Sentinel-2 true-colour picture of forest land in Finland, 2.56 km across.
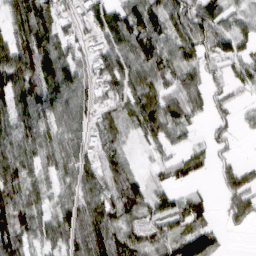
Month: March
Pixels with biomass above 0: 82%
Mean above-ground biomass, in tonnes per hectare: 73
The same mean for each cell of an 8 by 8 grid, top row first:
84 87 55 94 117 80 102 48
97 111 48 79 102 79 89 64
117 118 84 79 75 76 61 50
91 89 76 53 85 87 51 35
82 76 88 51 31 42 34 12
97 50 96 63 30 55 15 77
120 56 102 99 71 60 37 83
101 65 100 88 71 84 67 1
